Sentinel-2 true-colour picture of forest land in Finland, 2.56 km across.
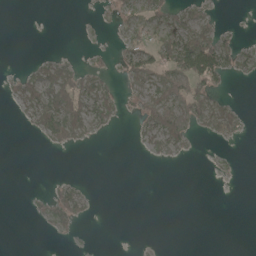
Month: May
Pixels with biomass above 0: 28%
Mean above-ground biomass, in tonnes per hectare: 16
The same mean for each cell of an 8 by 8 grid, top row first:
0 0 1 13 23 23 18 0
0 1 2 8 34 61 82 22
15 49 41 12 47 61 49 6
8 59 59 22 36 68 45 13
0 14 13 0 12 31 3 3
0 2 2 0 0 0 2 1
0 22 25 0 0 0 0 0
0 3 3 0 0 0 0 0
